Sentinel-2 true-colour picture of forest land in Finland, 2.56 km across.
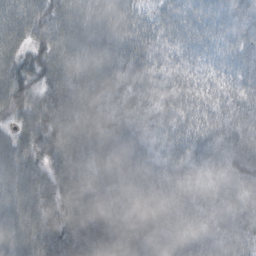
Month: October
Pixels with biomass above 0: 98%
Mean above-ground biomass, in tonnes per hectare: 72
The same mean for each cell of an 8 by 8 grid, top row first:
88 62 83 87 52 56 60 50
68 64 93 89 72 42 35 47
77 59 87 102 58 38 29 41
54 78 105 96 65 48 44 50
65 69 97 104 70 55 54 61
92 59 93 101 83 65 58 72
94 70 100 95 91 74 70 63
94 77 84 115 91 83 73 64
